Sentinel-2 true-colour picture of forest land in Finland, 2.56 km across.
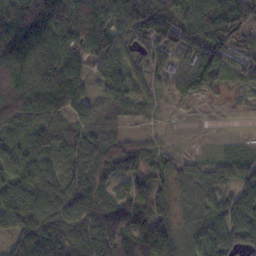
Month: November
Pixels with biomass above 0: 84%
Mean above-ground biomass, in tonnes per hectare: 91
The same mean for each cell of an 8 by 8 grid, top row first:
173 205 152 134 158 104 151 140
174 151 110 110 104 111 156 78
125 151 84 50 57 89 136 40
135 146 47 51 12 0 1 3
53 81 45 62 31 5 1 13
93 63 79 59 70 60 60 80
65 119 102 113 113 56 69 90
82 150 112 123 149 86 99 79
